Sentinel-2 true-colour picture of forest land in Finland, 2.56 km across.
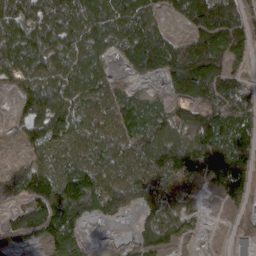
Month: March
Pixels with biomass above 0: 81%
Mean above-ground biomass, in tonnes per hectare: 87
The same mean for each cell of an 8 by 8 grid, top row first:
114 122 119 113 92 45 175 100
106 105 89 66 148 93 137 58
53 83 97 45 34 102 163 86
28 123 99 83 93 72 112 116
28 100 78 82 92 113 163 127
87 108 127 83 90 95 114 154
52 133 114 62 44 59 6 38
51 88 60 6 61 45 7 13
